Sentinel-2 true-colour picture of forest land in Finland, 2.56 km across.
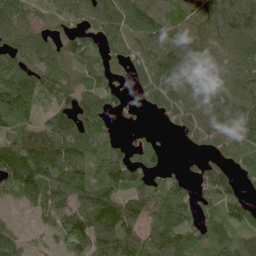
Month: June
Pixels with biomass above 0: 82%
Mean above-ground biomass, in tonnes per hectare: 85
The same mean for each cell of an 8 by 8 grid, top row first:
107 61 70 128 149 76 97 94
68 80 67 66 96 102 100 89
156 95 64 47 79 117 68 86
175 74 115 54 19 71 80 107
113 138 154 45 28 5 58 98
124 151 135 99 60 30 57 29
16 83 114 117 84 109 43 50
73 22 114 124 82 112 62 67
